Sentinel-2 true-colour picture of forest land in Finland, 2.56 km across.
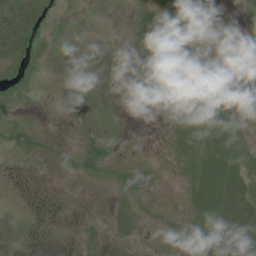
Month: June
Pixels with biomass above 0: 76%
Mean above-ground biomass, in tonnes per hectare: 20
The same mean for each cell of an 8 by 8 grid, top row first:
86 28 8 5 19 29 16 12
82 19 5 9 28 9 7 8
30 6 14 23 15 13 25 12
9 3 22 15 3 12 33 15
36 15 20 22 1 20 37 43
5 5 30 17 13 7 46 43
8 3 4 17 9 7 36 53
21 5 14 15 6 14 29 68
